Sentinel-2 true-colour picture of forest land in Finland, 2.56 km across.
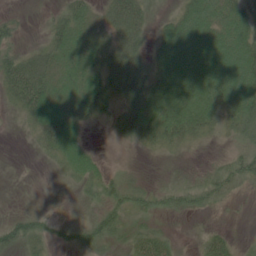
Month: June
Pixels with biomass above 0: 71%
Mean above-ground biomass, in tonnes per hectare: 37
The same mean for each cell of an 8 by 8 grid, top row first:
11 10 39 38 34 34 66 55
27 36 55 45 27 84 77 75
60 49 52 48 59 86 81 88
19 63 45 37 77 81 59 53
0 28 38 4 21 27 10 25
0 6 37 20 8 18 27 50
4 8 22 43 29 27 23 4
49 27 43 35 41 11 25 10
